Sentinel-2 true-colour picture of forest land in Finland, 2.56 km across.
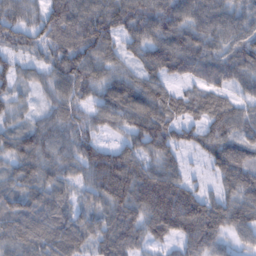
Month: February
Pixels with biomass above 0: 91%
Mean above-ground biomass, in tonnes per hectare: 77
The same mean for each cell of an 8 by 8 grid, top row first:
76 86 108 108 105 98 89 70
70 77 107 67 77 107 75 79
58 56 102 70 74 54 76 70
47 50 64 91 105 73 85 66
76 79 74 38 76 58 71 79
63 69 55 125 89 70 26 99
76 83 55 89 80 125 84 93
78 82 73 89 56 54 84 39
